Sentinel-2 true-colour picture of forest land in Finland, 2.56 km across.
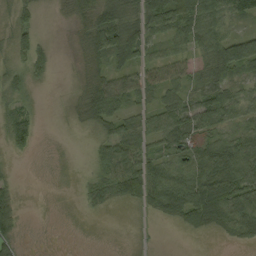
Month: September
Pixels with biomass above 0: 74%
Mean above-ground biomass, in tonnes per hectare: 40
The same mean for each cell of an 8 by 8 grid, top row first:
36 3 44 74 65 89 60 37
47 22 25 99 58 36 53 96
35 21 13 56 53 48 45 35
35 1 21 52 33 63 73 41
31 1 1 58 45 52 47 59
6 1 6 63 77 61 76 83
40 1 10 18 32 67 106 74
30 1 1 1 4 1 7 32
